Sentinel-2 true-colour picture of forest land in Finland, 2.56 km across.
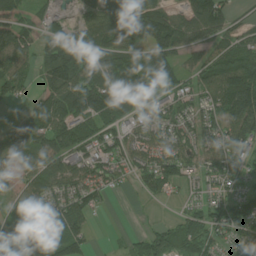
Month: July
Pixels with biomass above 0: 80%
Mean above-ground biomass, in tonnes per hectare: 90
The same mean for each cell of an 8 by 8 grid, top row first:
61 41 39 106 161 85 146 41
103 91 107 130 144 102 76 113
97 83 115 132 162 90 92 154
15 125 140 129 79 102 94 161
96 101 103 110 99 100 89 117
48 104 99 74 76 81 73 57
65 108 87 9 4 21 80 107
60 105 72 4 64 84 74 81
